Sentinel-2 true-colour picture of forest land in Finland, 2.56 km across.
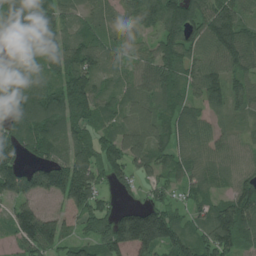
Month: July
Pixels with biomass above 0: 89%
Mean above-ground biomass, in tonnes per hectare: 95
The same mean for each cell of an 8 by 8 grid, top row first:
104 107 55 38 108 144 134 97
78 97 106 51 52 119 111 166
99 73 107 50 79 81 103 90
138 160 119 64 87 76 56 52
124 123 99 99 108 69 75 47
140 139 135 79 56 62 66 72
81 34 109 48 91 56 76 151
68 149 66 133 198 116 105 116
